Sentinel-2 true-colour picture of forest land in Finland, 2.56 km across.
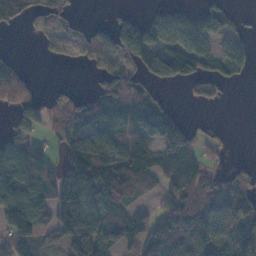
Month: November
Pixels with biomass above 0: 64%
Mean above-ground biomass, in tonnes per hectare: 75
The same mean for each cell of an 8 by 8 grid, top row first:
70 50 15 19 38 87 85 17
3 22 41 74 120 101 69 63
71 3 2 86 64 73 75 20
52 63 95 109 115 49 3 0
90 32 127 104 103 152 31 0
159 97 182 117 103 116 44 42
140 94 142 77 31 93 100 101
95 38 171 80 86 110 99 110
